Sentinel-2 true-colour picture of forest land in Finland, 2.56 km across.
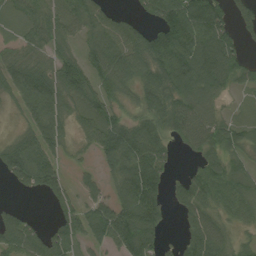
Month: August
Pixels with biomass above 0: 78%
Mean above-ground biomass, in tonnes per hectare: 76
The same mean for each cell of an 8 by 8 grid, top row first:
65 76 84 50 36 115 119 41
47 66 48 110 122 133 115 47
96 97 89 109 93 111 108 55
27 113 68 64 76 96 63 19
70 101 32 112 132 35 68 60
83 100 25 54 167 20 83 62
23 19 65 91 136 36 75 64
101 66 66 100 105 18 108 29
